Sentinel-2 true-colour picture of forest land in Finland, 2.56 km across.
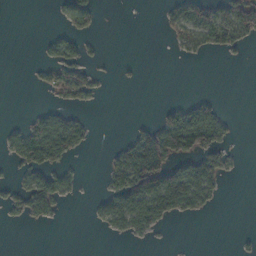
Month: November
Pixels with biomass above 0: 29%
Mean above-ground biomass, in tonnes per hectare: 31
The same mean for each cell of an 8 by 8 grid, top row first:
0 2 57 0 0 42 58 72
0 28 34 0 0 17 34 22
0 33 65 3 3 0 0 0
0 31 18 0 0 39 54 0
51 115 42 9 117 125 75 5
18 64 17 45 153 104 75 4
33 47 0 66 109 66 21 0
0 0 0 7 10 0 0 5
